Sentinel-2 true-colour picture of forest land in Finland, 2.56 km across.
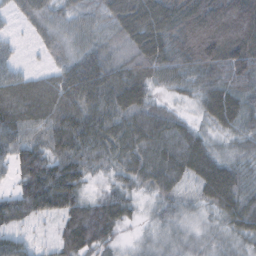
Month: October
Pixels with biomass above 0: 92%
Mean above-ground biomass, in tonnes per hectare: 60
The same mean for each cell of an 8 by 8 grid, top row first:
23 54 40 56 85 83 103 109
13 35 55 47 77 71 106 98
53 42 110 82 69 43 59 69
80 75 89 79 69 27 52 65
63 62 88 70 69 67 44 31
44 101 69 29 58 68 81 53
68 67 61 70 17 33 37 68
45 12 80 34 21 34 25 40
